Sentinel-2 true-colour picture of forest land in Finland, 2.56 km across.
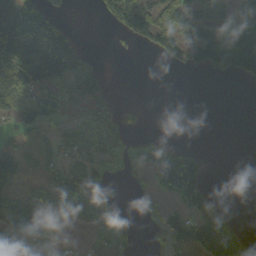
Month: October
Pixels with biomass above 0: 45%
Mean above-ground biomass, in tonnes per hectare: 61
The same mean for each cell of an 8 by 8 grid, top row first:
218 90 0 78 77 118 79 54
180 199 57 6 27 98 149 109
147 151 92 7 0 0 6 40
49 60 22 39 12 0 0 0
13 25 92 66 34 29 1 0
92 29 49 21 37 339 41 0
147 56 42 48 13 86 88 1
79 28 6 42 9 90 65 77
